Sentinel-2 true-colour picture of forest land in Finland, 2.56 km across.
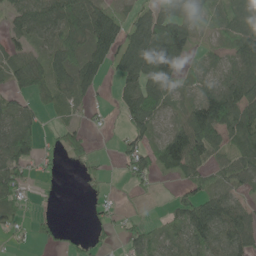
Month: May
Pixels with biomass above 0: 69%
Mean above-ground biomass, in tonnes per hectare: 53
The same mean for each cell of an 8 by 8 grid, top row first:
61 93 113 66 67 153 52 51
40 49 63 101 130 134 17 60
65 75 88 31 110 59 32 84
41 21 18 17 105 20 101 99
77 7 33 8 56 73 71 49
64 13 9 5 55 25 40 56
31 3 0 18 6 37 83 58
10 10 12 11 45 42 76 76
